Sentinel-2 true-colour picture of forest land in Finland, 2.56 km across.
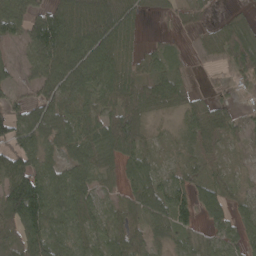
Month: April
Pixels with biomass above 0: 82%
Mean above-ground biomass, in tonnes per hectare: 57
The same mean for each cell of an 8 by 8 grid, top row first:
76 85 83 89 23 16 11 13
19 103 89 87 27 10 23 81
24 72 70 74 56 40 4 37
55 76 57 71 54 30 58 19
79 60 94 89 52 28 42 24
111 71 72 34 72 38 31 13
157 115 96 26 70 88 56 36
93 99 48 62 51 36 29 47
